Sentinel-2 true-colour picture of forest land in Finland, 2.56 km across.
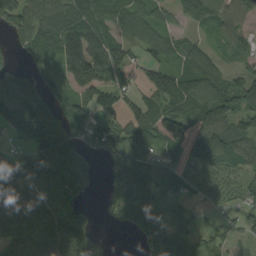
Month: September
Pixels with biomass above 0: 78%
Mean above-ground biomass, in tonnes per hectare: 94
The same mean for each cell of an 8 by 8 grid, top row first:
104 102 125 86 71 38 83 63
35 95 143 73 63 63 39 53
113 42 45 58 58 111 105 65
200 119 68 82 93 98 105 82
82 219 56 128 97 96 122 77
200 161 85 88 146 60 54 53
201 157 59 58 117 48 18 40
211 257 228 8 38 86 33 35
